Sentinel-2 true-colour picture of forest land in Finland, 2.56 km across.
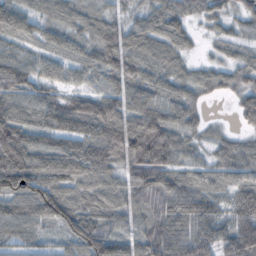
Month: October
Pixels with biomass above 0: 92%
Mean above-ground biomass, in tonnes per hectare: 77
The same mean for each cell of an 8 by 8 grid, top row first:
87 45 43 46 52 74 51 41
55 53 57 103 87 58 12 37
107 69 45 75 85 65 53 58
90 98 109 112 108 74 15 55
159 73 94 104 141 84 33 48
165 118 97 60 107 73 49 64
76 108 87 69 65 107 83 98
60 25 95 86 79 107 89 124
